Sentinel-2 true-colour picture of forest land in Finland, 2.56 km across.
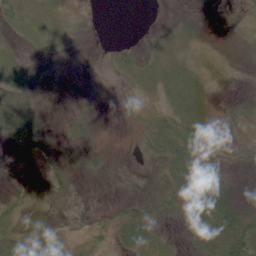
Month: June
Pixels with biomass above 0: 75%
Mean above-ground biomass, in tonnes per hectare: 21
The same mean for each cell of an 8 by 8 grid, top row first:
13 12 9 0 0 5 4 12
8 12 4 12 10 21 7 7
28 8 5 7 26 41 13 5
36 5 19 4 19 42 26 12
21 12 15 5 40 66 48 21
2 25 10 6 6 53 53 4
24 16 1 13 26 36 91 39
41 32 15 21 33 7 57 89
